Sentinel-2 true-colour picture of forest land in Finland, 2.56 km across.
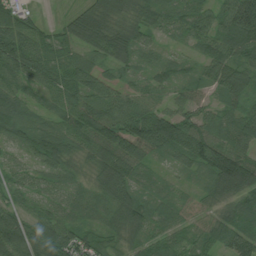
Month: July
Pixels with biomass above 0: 94%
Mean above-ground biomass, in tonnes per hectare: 76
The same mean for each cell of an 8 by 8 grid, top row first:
91 7 81 82 54 62 74 177
117 76 76 124 51 20 69 107
70 69 80 44 38 52 62 87
84 47 97 97 98 66 52 61
52 100 66 111 120 117 100 84
44 57 28 113 40 25 79 163
57 44 45 85 79 57 51 104
141 133 83 50 62 60 58 105
